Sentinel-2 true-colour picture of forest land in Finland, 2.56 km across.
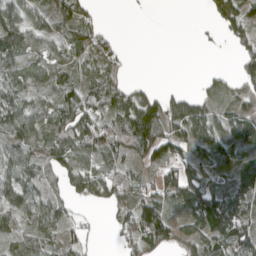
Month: April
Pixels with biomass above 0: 71%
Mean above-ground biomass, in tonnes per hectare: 53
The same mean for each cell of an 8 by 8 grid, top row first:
69 62 55 0 2 0 24 83
72 43 48 43 0 0 6 40
48 36 43 60 9 0 19 46
83 54 103 61 105 73 49 47
61 63 92 82 106 75 78 50
72 47 80 61 28 84 63 61
70 60 27 45 75 39 107 77
36 48 48 16 87 46 64 84
